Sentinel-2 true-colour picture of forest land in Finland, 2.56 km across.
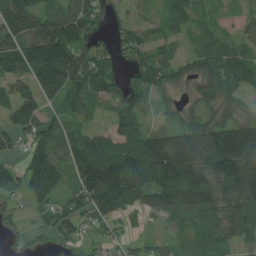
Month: July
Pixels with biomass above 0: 84%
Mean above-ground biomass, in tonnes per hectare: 119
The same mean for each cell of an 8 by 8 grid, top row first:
210 132 145 53 49 98 49 40
158 234 155 67 116 49 84 75
121 179 159 100 104 95 105 96
143 79 99 67 89 61 79 86
62 147 174 151 184 211 217 269
102 197 164 259 183 212 173 227
50 85 110 151 107 129 134 119
35 29 70 58 35 45 67 66
